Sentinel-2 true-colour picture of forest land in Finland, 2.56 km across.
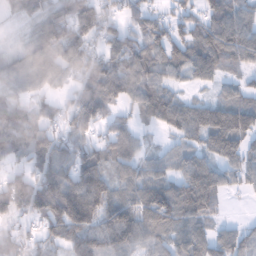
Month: January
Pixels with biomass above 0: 85%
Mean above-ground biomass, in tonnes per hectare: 83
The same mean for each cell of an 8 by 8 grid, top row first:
36 72 112 49 84 64 92 89
29 92 92 76 98 96 144 124
54 66 66 101 92 44 57 44
86 55 108 42 71 99 98 131
82 92 71 80 29 39 89 92
65 100 120 78 74 71 123 66
80 148 161 98 113 113 83 2
61 70 133 101 69 71 89 70
